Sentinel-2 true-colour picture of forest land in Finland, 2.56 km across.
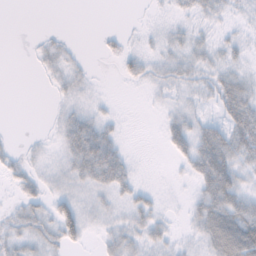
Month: November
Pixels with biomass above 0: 52%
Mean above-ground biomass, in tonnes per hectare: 16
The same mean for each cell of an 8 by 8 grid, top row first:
0 0 0 0 1 8 16 8
0 12 4 7 7 15 16 13
0 6 13 1 14 21 17 22
0 2 19 4 1 16 7 40
4 5 48 33 0 27 54 36
16 12 27 41 1 3 54 28
12 18 23 13 20 1 42 37
20 19 18 21 22 10 28 51
